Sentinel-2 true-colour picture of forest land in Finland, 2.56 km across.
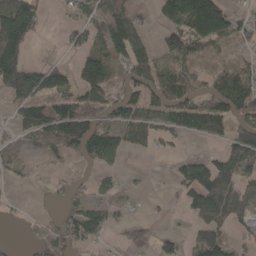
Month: April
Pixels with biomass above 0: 57%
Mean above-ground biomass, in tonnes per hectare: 56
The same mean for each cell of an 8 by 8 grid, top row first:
146 14 36 84 14 107 223 37
123 1 54 82 56 85 57 22
126 93 73 59 61 103 38 80
42 81 90 60 65 63 78 85
27 54 94 75 39 13 17 93
24 11 11 14 4 24 87 69
5 5 52 34 6 5 122 66
2 73 49 10 20 24 83 32
